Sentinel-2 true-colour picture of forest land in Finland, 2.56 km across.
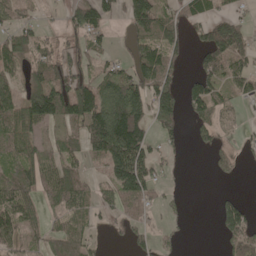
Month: May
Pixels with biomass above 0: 60%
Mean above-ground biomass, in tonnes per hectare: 66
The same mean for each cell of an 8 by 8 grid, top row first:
45 12 90 44 125 54 60 37
69 43 53 26 81 55 105 83
40 103 89 77 112 51 101 72
93 154 150 171 100 100 79 15
76 46 62 209 117 26 29 15
88 74 51 105 130 14 6 8
95 35 65 43 27 15 0 66
61 54 71 11 31 17 0 74
